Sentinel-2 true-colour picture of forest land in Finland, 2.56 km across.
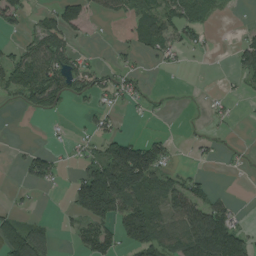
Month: August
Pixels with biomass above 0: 45%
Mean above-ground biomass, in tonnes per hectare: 48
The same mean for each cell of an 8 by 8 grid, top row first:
43 41 60 80 117 71 37 2
29 94 19 36 56 40 17 45
97 104 50 39 19 0 0 24
8 44 9 23 11 1 15 6
4 10 19 73 87 12 14 4
5 56 49 165 139 45 12 5
16 1 69 105 92 78 87 14
104 40 44 56 100 82 175 90
